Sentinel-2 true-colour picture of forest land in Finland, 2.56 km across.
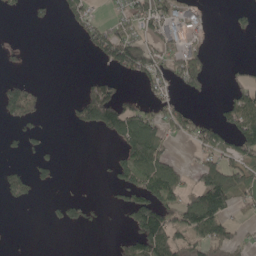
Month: May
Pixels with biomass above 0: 36%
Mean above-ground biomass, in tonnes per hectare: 52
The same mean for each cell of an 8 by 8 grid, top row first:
9 15 63 25 106 67 16 22
16 0 9 123 116 73 28 0
35 1 8 36 65 68 61 40
88 14 57 119 60 82 6 111
10 12 0 15 152 27 86 96
44 22 0 31 115 71 112 75
7 8 41 11 128 100 221 36
1 0 0 13 137 95 108 44
